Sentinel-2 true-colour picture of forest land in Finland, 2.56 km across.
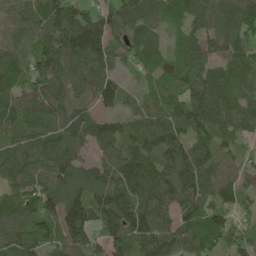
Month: May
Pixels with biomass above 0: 92%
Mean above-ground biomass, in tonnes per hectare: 90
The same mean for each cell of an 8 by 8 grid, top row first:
74 112 98 91 77 56 104 134
81 124 134 78 76 38 73 70
91 119 77 68 33 71 83 73
89 95 63 51 68 88 124 90
74 104 77 91 93 110 75 46
79 99 105 109 142 118 83 60
94 104 144 147 109 95 92 60
98 82 98 97 107 99 102 68
